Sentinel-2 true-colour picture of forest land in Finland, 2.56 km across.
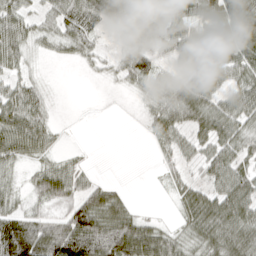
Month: April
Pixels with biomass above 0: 73%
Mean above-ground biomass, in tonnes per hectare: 48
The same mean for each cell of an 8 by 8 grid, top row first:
56 34 93 87 96 52 52 80
51 19 43 19 60 78 68 65
34 7 2 14 53 48 73 52
73 26 0 0 18 58 60 57
75 37 2 0 2 42 45 47
21 67 33 1 0 24 39 54
35 27 72 68 4 17 66 70
140 93 112 104 88 37 55 67
